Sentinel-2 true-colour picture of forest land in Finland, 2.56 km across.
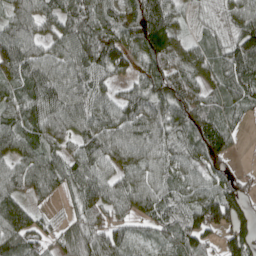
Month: April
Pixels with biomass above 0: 90%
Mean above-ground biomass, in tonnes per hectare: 78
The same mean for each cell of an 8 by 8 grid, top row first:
69 69 98 79 98 58 20 80
98 60 99 99 79 71 63 106
82 100 91 57 66 100 73 114
73 100 95 78 95 95 87 60
89 76 72 90 89 73 94 23
86 95 85 64 67 66 64 27
92 22 53 77 69 62 135 94
99 46 97 83 39 79 55 101
